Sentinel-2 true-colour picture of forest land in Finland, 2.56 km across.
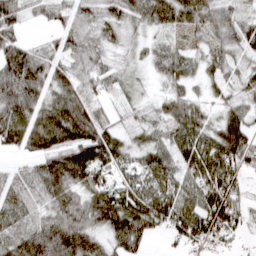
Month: March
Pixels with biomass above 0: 87%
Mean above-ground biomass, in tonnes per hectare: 59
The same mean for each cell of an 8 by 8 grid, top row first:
51 36 42 49 58 65 59 53
63 25 51 33 25 34 39 51
119 69 57 42 15 51 36 41
99 88 91 24 24 55 32 46
48 71 81 62 42 76 76 83
41 80 69 36 62 68 88 56
72 64 76 97 89 80 91 60
85 123 100 50 48 31 47 22
